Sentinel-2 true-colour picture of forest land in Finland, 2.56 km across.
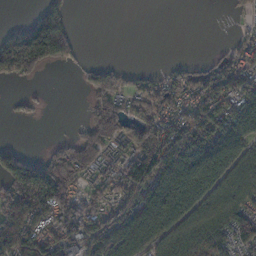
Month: November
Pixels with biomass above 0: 62%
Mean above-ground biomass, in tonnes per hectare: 85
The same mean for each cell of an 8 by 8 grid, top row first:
0 164 0 0 0 0 0 21
214 242 34 0 0 0 5 54
54 3 23 95 57 68 128 117
16 8 8 148 72 87 108 137
19 18 111 77 164 120 161 131
175 187 75 63 155 182 152 86
117 134 73 71 119 145 97 106
152 108 77 115 96 95 123 84
